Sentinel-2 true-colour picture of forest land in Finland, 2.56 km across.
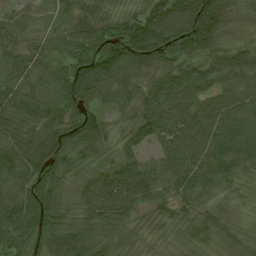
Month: August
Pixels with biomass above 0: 98%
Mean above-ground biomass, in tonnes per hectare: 70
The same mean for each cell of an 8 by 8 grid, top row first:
32 17 55 49 80 131 142 40
41 43 66 92 139 109 86 47
58 51 89 88 72 85 71 79
92 66 74 38 78 96 79 74
88 98 73 48 59 82 88 73
76 71 39 75 95 89 77 51
82 70 43 86 48 51 49 29
68 76 83 56 35 47 52 56
